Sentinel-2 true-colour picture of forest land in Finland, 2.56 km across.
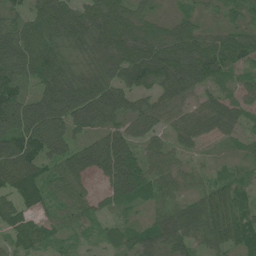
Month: June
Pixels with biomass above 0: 93%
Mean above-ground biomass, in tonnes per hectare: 74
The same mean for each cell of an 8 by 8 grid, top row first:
48 103 91 113 67 46 34 48
125 107 52 99 111 114 88 89
88 112 83 90 89 116 70 32
152 143 123 98 72 53 61 44
111 132 62 93 56 43 23 22
105 62 73 85 94 44 37 30
64 41 69 30 35 62 83 54
52 56 19 38 69 82 59 70
